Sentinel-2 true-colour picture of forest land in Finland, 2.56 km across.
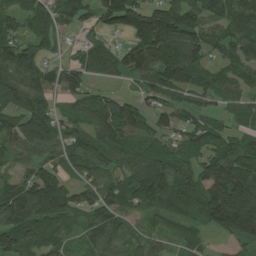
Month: July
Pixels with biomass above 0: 87%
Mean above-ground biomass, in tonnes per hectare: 97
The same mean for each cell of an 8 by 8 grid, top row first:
85 96 83 136 142 153 101 115
99 51 37 47 135 135 71 91
104 86 88 37 78 116 68 65
83 73 75 134 65 69 51 60
80 96 101 118 88 64 86 79
61 88 63 84 158 131 151 187
159 160 75 106 72 82 162 275
118 100 63 117 65 45 27 91
